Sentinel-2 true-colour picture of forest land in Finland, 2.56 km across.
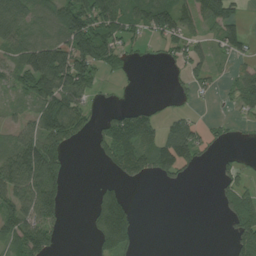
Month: August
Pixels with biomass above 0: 54%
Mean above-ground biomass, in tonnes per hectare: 64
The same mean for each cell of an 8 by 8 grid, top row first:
95 82 127 109 99 100 94 40
75 127 150 91 14 42 47 38
54 172 128 13 3 17 36 52
24 117 78 37 48 30 2 30
78 130 20 110 89 127 34 7
120 148 0 23 50 51 1 51
101 132 1 127 1 0 0 102
102 95 1 126 5 0 0 92
